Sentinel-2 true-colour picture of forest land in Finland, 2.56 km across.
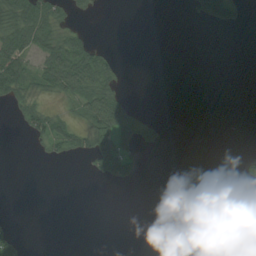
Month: August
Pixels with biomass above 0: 23%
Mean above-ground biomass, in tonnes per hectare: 19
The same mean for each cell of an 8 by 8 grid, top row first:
79 63 14 0 0 0 53 16
77 55 54 11 0 0 0 0
87 70 94 47 0 0 0 0
17 33 33 96 7 0 0 0
0 32 36 80 28 0 0 0
0 0 2 52 7 0 0 6
0 0 0 0 0 5 16 1
26 0 0 0 0 0 18 0
